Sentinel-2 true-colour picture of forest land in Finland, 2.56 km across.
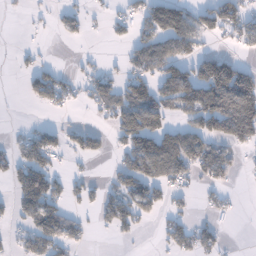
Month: January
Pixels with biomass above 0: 45%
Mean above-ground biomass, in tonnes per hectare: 54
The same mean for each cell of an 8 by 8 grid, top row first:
3 10 34 26 73 121 76 77
7 4 3 7 84 92 22 27
4 76 34 56 70 127 147 115
1 16 8 66 125 56 136 163
33 68 42 23 109 102 83 69
61 79 18 26 116 83 61 19
34 88 28 68 87 24 21 8
30 87 34 10 2 59 52 1
